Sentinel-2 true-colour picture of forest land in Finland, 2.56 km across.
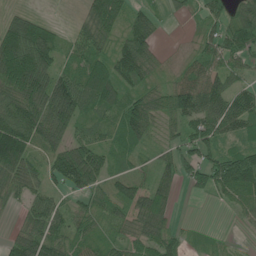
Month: June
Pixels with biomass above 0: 82%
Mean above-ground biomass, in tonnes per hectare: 71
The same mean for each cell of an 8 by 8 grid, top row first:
52 18 29 97 50 15 46 83
156 118 64 59 89 4 50 64
167 133 101 103 63 46 96 49
112 126 86 59 115 98 98 101
167 72 83 50 44 50 79 49
85 55 126 55 39 75 84 123
29 86 46 56 104 32 3 41
59 94 56 44 78 45 12 5
